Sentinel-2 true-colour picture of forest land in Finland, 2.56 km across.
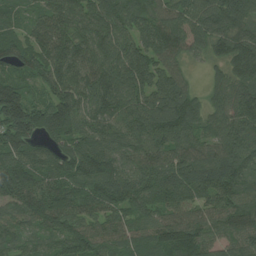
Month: July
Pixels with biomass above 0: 98%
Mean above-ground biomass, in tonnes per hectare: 115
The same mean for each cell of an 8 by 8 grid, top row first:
69 114 109 129 141 102 111 114
109 143 118 118 112 118 84 130
90 126 121 137 125 95 40 102
200 156 118 115 122 142 95 115
147 85 112 101 109 110 90 123
161 126 137 127 114 119 125 123
112 155 104 110 103 104 99 127
85 81 129 96 97 148 92 99
